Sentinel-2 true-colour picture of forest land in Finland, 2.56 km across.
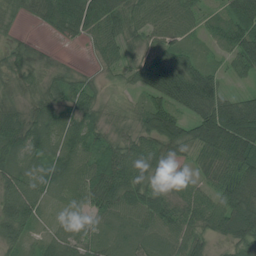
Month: July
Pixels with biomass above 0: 91%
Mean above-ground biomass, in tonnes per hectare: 65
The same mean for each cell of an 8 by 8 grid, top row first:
25 93 116 94 74 81 27 92
33 12 7 54 50 52 22 74
51 47 35 16 69 119 72 24
48 71 57 29 62 73 97 100
70 67 67 59 70 79 100 132
79 64 63 105 77 54 41 110
111 27 44 75 84 74 74 113
54 36 51 40 62 69 54 84
